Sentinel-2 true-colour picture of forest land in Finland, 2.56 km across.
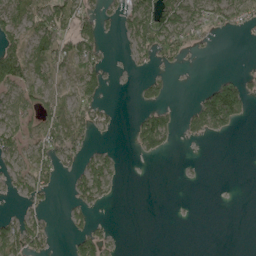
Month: May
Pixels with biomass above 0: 42%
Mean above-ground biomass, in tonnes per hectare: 40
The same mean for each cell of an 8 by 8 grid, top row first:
65 86 70 24 119 100 80 55
65 94 75 3 79 76 9 1
90 54 67 6 26 3 15 52
61 58 62 18 37 22 142 78
64 70 50 6 65 13 8 0
54 49 56 54 0 1 1 0
8 20 42 5 0 0 0 0
93 37 56 21 0 0 0 0
